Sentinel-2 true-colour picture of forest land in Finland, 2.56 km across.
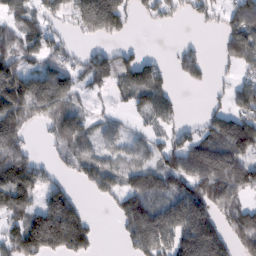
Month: February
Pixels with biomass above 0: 66%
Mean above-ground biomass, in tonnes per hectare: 99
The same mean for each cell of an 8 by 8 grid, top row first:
72 66 143 234 32 36 48 106
100 80 26 42 16 23 14 155
186 158 67 76 155 35 30 54
191 121 59 29 84 64 38 99
136 28 82 49 49 76 129 160
142 52 60 98 118 128 175 138
139 148 75 34 164 158 153 118
133 212 137 4 155 150 215 100
